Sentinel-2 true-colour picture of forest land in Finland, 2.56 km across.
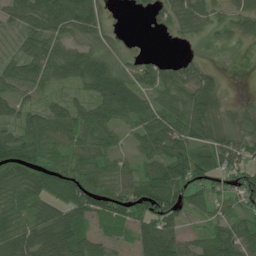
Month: July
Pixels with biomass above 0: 82%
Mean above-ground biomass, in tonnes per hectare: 55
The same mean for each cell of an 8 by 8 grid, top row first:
51 86 89 13 14 51 44 44
32 69 41 27 1 3 10 12
58 55 67 86 66 60 44 3
50 47 55 73 58 72 73 30
76 69 58 35 48 82 71 63
54 56 65 57 53 71 73 49
55 59 76 73 76 66 42 34
84 90 77 31 81 69 55 74
